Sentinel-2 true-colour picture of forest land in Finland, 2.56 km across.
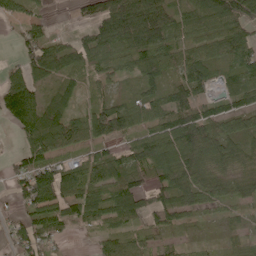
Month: May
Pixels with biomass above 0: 81%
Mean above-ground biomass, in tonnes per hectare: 74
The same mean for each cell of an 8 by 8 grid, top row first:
46 17 24 136 167 78 94 118
29 90 83 99 123 72 71 94
85 87 37 51 70 62 61 80
153 99 39 99 81 100 60 68
17 90 64 62 100 118 133 62
60 125 95 98 61 109 78 52
22 111 106 103 77 83 38 27
63 60 8 59 42 21 7 18
